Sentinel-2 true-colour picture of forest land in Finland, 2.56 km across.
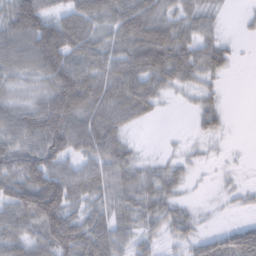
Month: February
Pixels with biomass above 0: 77%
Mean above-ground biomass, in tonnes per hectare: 52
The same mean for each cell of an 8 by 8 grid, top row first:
124 84 63 69 67 50 39 6
50 123 79 54 106 79 52 7
39 53 99 73 72 50 32 1
31 94 88 78 44 3 45 0
34 74 70 68 4 6 12 0
79 107 66 59 35 31 2 6
87 131 40 45 46 33 4 10
67 79 80 63 28 25 32 64
